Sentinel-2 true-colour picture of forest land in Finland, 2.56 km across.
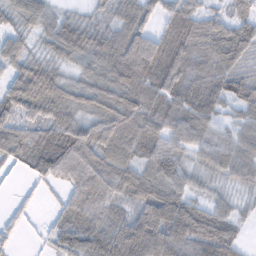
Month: February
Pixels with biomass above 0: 88%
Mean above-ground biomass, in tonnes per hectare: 65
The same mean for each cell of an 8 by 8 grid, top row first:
34 37 24 44 63 84 50 51
49 36 75 82 92 94 81 87
68 87 45 79 103 75 81 64
65 69 53 91 90 78 77 44
74 81 109 114 81 56 61 59
7 54 81 88 70 61 42 48
15 10 74 38 74 93 57 25
16 25 79 77 130 93 104 40
